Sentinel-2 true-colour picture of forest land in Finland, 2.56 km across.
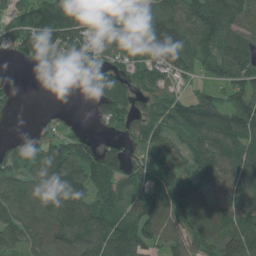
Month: June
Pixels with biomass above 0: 80%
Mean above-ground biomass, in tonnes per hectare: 90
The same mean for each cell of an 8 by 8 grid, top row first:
70 136 152 105 111 102 139 125
62 97 95 72 89 127 79 125
6 0 50 116 65 55 39 98
8 13 2 105 65 94 128 127
34 100 85 46 69 50 127 135
72 112 120 113 68 69 93 123
77 84 111 101 115 109 109 104
66 98 117 126 111 87 129 160
